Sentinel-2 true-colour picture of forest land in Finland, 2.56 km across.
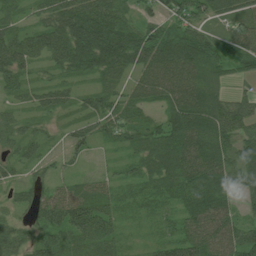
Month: July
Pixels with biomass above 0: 93%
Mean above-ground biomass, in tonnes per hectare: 81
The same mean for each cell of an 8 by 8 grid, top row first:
49 72 121 106 45 89 74 71
110 122 147 150 128 121 85 76
58 37 45 62 90 142 84 31
40 56 52 75 43 120 132 90
67 36 60 36 82 136 127 88
40 41 23 28 73 111 151 89
46 89 102 62 42 66 132 57
65 84 94 83 20 83 134 131
